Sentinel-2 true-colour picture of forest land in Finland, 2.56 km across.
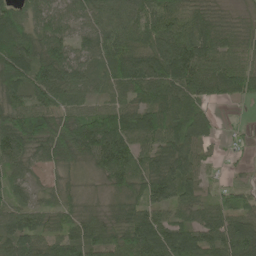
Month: May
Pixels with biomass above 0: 92%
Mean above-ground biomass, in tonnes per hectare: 71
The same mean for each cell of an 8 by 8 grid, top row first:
74 63 61 70 92 84 62 25
98 88 50 75 75 100 90 54
86 111 71 68 102 102 97 93
77 69 58 75 84 76 38 2
96 90 114 122 75 85 43 15
44 21 27 73 75 96 22 13
55 43 46 41 66 66 49 69
95 69 78 83 109 88 82 94
